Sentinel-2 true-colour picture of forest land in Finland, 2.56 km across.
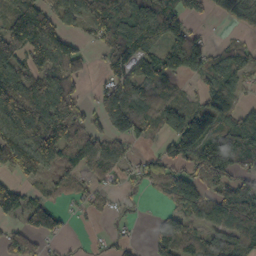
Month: October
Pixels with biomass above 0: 70%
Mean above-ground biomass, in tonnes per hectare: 76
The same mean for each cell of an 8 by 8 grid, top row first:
99 86 85 130 140 80 31 53
119 127 49 75 99 126 61 45
96 77 53 74 75 62 67 65
105 109 57 98 72 38 103 59
87 140 67 59 26 113 131 138
29 47 47 40 61 81 93 87
104 107 20 21 9 51 86 134
85 42 7 24 14 103 80 85
